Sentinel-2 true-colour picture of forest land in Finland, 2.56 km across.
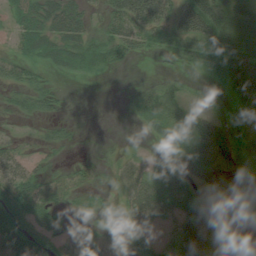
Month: August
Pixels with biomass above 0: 69%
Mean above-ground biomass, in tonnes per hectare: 30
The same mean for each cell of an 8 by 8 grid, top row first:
36 54 41 41 65 57 89 55
28 46 64 47 26 26 46 47
35 14 11 2 4 12 7 40
22 19 0 0 22 39 24 14
19 14 2 4 6 23 60 17
43 24 22 10 35 28 10 6
60 36 11 13 56 49 23 10
67 50 32 24 15 50 52 10
